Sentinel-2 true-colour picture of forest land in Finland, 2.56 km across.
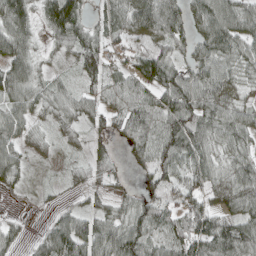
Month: April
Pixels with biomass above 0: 85%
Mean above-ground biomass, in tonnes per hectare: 58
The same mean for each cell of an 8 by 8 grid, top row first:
80 76 67 59 88 69 91 90
86 21 75 44 39 46 76 70
79 32 36 45 78 83 66 43
61 46 48 54 76 102 72 54
56 21 22 36 58 90 61 50
38 4 25 34 39 58 56 67
3 11 27 39 67 47 55 69
34 59 101 92 87 80 91 92
